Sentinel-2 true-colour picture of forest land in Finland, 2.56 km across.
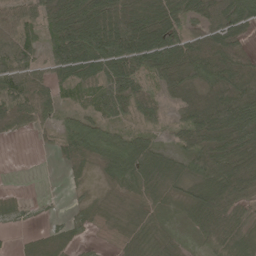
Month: May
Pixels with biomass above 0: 81%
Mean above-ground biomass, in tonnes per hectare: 56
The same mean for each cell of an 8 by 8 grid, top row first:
50 66 98 103 73 57 64 82
89 46 110 129 109 95 85 52
80 62 70 87 50 81 62 111
60 45 37 59 56 32 114 111
2 13 78 58 42 35 71 59
0 0 16 44 36 23 60 127
9 3 12 11 31 13 95 74
5 34 18 11 35 31 54 52
